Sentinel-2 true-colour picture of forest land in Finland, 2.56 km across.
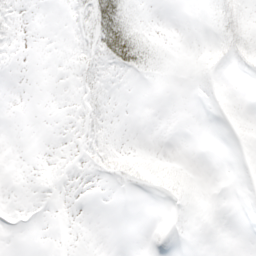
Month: April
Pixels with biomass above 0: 16%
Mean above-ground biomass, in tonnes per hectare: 3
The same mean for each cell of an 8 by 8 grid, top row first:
2 0 7 36 1 0 2 9
1 0 6 39 16 0 2 11
0 0 6 3 2 0 1 0
0 0 5 2 0 0 0 0
0 0 3 4 0 0 0 0
0 1 0 9 6 4 0 0
0 0 0 0 0 2 0 0
0 0 0 0 0 1 0 0
